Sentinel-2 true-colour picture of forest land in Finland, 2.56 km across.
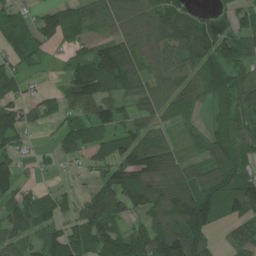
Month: June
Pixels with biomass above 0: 76%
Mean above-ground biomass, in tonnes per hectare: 82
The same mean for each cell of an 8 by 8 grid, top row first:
51 63 76 81 90 100 57 53
76 39 40 93 88 86 117 93
70 7 153 126 88 83 119 84
62 59 73 79 69 55 26 80
54 14 86 70 97 42 74 79
77 17 14 90 142 125 102 92
91 88 61 118 92 133 129 95
63 98 131 119 124 151 67 74
